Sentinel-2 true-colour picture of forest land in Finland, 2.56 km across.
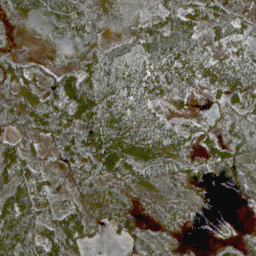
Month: May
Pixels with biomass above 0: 87%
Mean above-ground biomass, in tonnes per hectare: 44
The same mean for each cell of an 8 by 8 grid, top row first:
42 61 64 47 38 63 52 47
19 21 53 42 64 84 47 31
45 27 51 58 59 46 38 48
50 57 60 69 52 16 10 30
48 31 59 69 60 41 27 35
74 27 45 45 36 26 50 29
112 57 58 39 12 20 17 2
99 91 55 11 36 12 5 19
